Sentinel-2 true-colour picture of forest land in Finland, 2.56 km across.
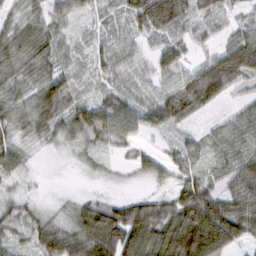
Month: February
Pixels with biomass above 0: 87%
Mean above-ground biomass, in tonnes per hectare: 48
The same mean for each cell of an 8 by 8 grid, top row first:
32 49 29 28 45 53 42 17
62 57 24 46 30 47 20 68
50 63 23 41 41 47 97 63
59 77 62 74 60 57 19 27
36 22 33 32 17 21 28 47
27 6 9 12 26 31 31 59
29 15 39 61 70 69 114 67
27 67 71 102 107 125 126 50
